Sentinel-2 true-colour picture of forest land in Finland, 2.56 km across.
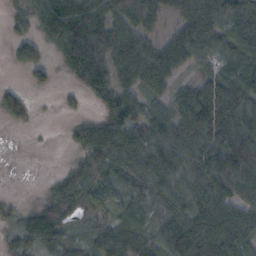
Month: October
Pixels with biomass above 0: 81%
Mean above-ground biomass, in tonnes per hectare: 61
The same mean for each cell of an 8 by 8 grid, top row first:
33 70 105 74 38 50 95 92
35 31 99 75 66 105 60 83
3 21 50 61 64 48 57 97
53 1 16 64 51 66 124 99
0 1 49 86 78 83 90 109
0 8 62 54 69 72 89 92
17 61 48 44 47 64 85 77
40 67 24 70 61 88 101 77
